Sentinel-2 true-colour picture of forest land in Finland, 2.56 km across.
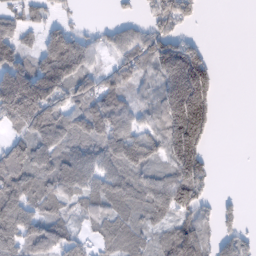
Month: February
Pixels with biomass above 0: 71%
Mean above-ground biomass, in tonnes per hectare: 84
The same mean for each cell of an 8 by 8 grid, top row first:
58 38 7 11 29 102 1 0
95 103 105 55 92 111 37 0
178 173 91 44 48 213 141 0
155 134 95 130 49 219 148 0
75 98 86 119 102 210 73 0
119 98 117 98 74 139 73 0
113 69 57 79 77 118 36 25
103 114 50 83 57 115 65 52
